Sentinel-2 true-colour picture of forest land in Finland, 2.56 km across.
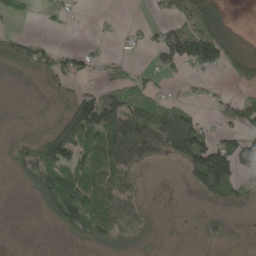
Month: May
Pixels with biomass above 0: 54%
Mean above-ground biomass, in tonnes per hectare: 45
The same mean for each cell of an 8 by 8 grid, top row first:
24 10 6 5 4 43 77 1
48 46 25 6 26 115 167 24
4 32 32 41 31 14 14 37
2 6 129 89 65 70 12 76
35 108 117 87 78 89 103 92
26 115 84 74 10 1 138 76
0 45 124 87 24 0 9 13
0 0 22 41 15 1 13 2
